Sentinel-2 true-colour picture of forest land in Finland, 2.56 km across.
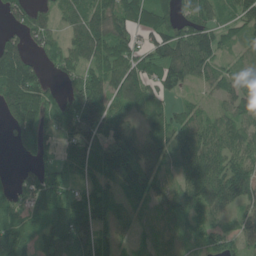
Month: June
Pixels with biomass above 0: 82%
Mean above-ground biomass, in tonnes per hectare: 85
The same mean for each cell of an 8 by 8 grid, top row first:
64 51 106 131 89 94 86 100
101 63 92 105 69 138 124 30
152 41 76 96 92 96 58 51
152 104 163 87 67 59 39 101
60 65 118 85 82 85 104 80
40 69 63 84 83 45 125 111
65 94 112 65 39 82 97 70
102 101 166 80 34 41 63 60
